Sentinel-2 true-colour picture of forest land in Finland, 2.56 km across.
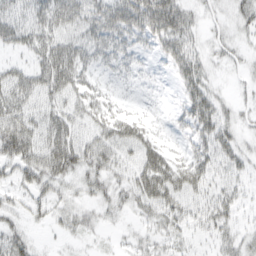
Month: March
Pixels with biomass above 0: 70%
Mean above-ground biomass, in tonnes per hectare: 31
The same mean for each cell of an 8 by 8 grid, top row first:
36 46 40 51 56 54 11 19
22 43 43 44 20 41 15 13
42 56 41 24 17 19 22 7
54 36 34 38 17 15 40 13
72 48 45 45 49 14 33 22
31 43 27 29 51 50 31 23
20 28 21 18 30 38 37 21
35 4 12 6 16 21 16 26
